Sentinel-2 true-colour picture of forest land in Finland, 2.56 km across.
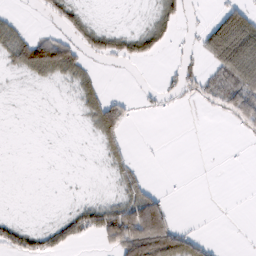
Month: February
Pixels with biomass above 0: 34%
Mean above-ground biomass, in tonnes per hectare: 26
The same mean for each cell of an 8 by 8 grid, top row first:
9 16 22 0 5 36 9 64
57 98 37 34 44 8 53 117
4 31 42 0 0 23 28 89
0 0 17 62 6 2 5 67
0 0 0 36 1 0 0 2
0 0 1 16 12 0 0 0
0 0 28 53 109 5 0 0
41 36 26 60 147 86 14 0
